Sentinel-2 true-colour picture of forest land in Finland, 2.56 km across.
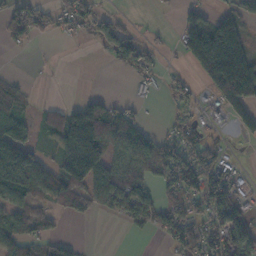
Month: November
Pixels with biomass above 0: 55%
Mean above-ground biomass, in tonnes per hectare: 65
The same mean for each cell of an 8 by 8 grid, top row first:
68 50 73 37 1 20 61 93
18 1 4 72 60 22 208 159
20 2 0 0 30 25 86 257
68 31 91 72 13 26 20 83
160 32 198 71 69 62 46 10
210 89 154 105 51 90 88 25
74 50 53 61 82 72 80 67
79 62 12 0 5 75 74 102
